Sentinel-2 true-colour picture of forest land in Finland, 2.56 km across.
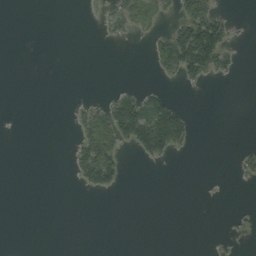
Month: September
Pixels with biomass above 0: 16%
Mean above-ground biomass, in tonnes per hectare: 17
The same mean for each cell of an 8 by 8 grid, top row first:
0 0 0 17 44 21 58 2
0 0 0 0 2 90 153 10
0 0 0 0 1 16 24 5
0 0 16 75 107 65 0 0
0 0 39 80 94 68 0 4
0 0 41 64 0 0 0 10
0 0 0 0 0 0 0 1
0 0 0 0 0 0 1 7
